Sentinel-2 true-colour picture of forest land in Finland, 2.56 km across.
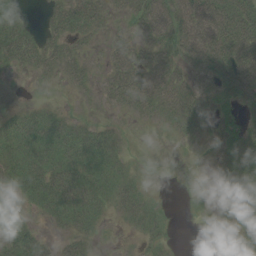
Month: August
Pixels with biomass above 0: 64%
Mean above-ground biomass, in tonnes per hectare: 33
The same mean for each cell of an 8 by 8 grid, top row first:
35 20 47 17 47 67 82 69
53 33 18 34 44 43 79 76
3 10 18 39 63 50 36 85
17 25 7 9 25 62 27 27
54 49 55 35 1 9 3 47
44 54 58 40 6 0 3 63
25 39 57 20 28 1 5 40
44 12 24 0 16 4 1 15
